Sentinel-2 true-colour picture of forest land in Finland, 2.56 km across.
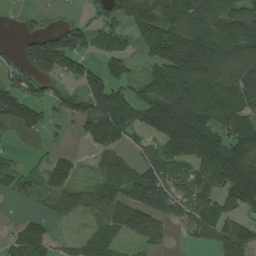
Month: July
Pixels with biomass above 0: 69%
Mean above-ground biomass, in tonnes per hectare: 90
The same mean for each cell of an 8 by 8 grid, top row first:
16 18 17 70 137 131 132 105
27 140 81 77 77 184 175 115
62 79 75 88 42 160 151 132
117 52 81 173 22 124 142 134
8 16 20 104 37 165 177 159
70 84 31 83 103 67 103 172
7 28 63 106 170 82 114 111
75 74 45 77 92 14 51 142
